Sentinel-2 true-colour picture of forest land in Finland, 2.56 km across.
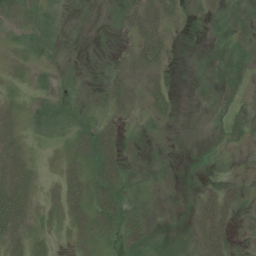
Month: July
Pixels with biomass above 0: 61%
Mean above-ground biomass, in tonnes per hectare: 17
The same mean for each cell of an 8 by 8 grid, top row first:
21 11 0 1 42 20 15 20
10 12 0 1 51 7 4 20
8 7 4 19 34 2 12 17
12 22 13 21 20 12 10 29
19 6 23 29 8 5 10 13
24 4 26 45 8 10 2 6
46 9 31 45 22 9 31 22
27 10 18 15 36 3 37 10
